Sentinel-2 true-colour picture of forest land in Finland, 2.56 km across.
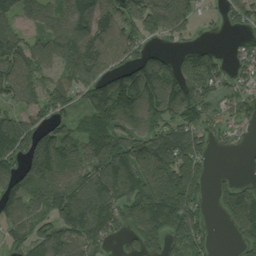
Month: August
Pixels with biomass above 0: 78%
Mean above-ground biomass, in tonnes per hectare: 114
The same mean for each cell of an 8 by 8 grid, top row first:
89 92 148 119 149 160 16 88
122 105 184 125 73 38 52 28
137 79 124 131 190 152 132 63
92 103 60 168 160 140 95 74
164 150 118 164 166 155 74 18
110 120 103 161 178 196 54 17
94 112 165 142 193 237 36 149
71 106 121 58 138 105 54 60
